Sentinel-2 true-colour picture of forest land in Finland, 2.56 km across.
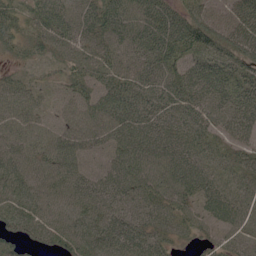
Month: June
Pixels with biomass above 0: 93%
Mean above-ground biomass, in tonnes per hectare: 50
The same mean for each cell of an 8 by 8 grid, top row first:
48 61 57 67 60 48 51 56
43 45 51 52 57 55 69 76
38 15 53 53 57 67 60 49
56 23 52 71 63 57 51 59
57 54 50 50 64 52 33 33
54 47 38 47 54 54 38 31
64 53 51 51 50 49 38 41
49 41 63 63 43 29 24 32
